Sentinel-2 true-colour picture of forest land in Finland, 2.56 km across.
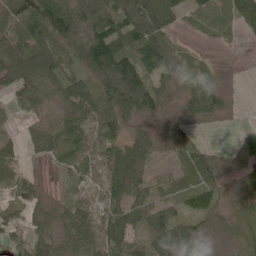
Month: June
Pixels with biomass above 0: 83%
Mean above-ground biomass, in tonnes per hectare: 55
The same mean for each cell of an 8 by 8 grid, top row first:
63 107 78 72 130 52 56 62
69 97 71 138 103 33 5 3
86 65 51 140 93 42 33 0
14 28 56 63 68 24 74 2
26 69 54 43 64 56 19 37
40 3 27 77 61 47 65 45
38 40 26 52 43 36 51 49
42 50 76 79 43 108 23 53
